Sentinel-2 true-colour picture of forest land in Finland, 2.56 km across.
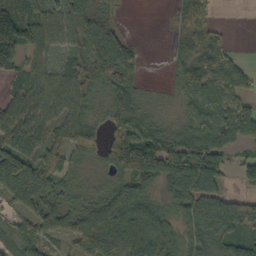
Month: October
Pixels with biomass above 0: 82%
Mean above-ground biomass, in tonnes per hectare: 62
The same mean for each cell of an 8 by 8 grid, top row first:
89 60 66 29 0 23 46 0
91 52 50 89 10 18 68 6
32 57 61 69 16 32 80 56
72 58 53 50 37 30 75 77
92 83 78 76 95 56 92 48
139 87 29 48 94 114 110 36
44 74 52 92 70 50 79 99
60 48 80 112 88 45 53 62
